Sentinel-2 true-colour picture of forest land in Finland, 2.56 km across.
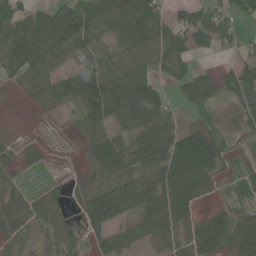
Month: June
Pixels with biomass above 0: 73%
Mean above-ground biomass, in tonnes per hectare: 51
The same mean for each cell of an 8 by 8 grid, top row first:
51 80 85 91 103 35 71 45
71 103 49 40 70 73 55 20
33 61 73 63 64 54 51 90
0 21 46 75 80 22 24 28
15 9 19 68 65 89 83 15
19 6 21 68 53 93 57 36
44 38 32 101 62 74 18 35
19 27 17 40 23 37 82 67
